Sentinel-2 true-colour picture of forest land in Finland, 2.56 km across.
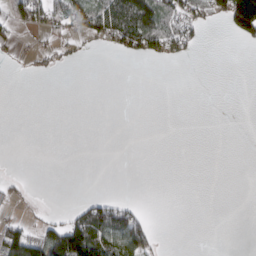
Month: March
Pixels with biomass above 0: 22%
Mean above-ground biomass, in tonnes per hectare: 25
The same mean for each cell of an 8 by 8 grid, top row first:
21 67 70 97 116 68 42 195
18 16 13 28 77 55 3 8
1 5 0 0 0 0 0 0
0 0 0 0 0 0 0 0
0 0 0 0 0 0 0 0
5 0 0 0 0 0 0 0
11 6 36 85 10 0 0 0
111 104 169 95 61 0 0 0
